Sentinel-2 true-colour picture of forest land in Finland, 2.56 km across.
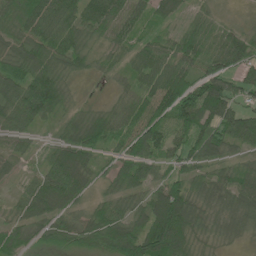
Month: June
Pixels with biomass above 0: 86%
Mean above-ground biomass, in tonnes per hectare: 66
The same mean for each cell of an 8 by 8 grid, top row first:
60 101 69 79 48 49 27 6
56 78 59 36 52 61 55 80
87 91 20 17 61 113 94 55
88 79 30 38 84 131 111 66
38 24 94 50 119 70 93 56
19 76 83 49 65 51 49 71
29 80 34 56 74 162 51 59
51 54 65 96 147 151 26 19
